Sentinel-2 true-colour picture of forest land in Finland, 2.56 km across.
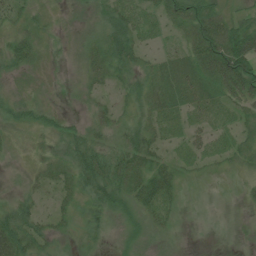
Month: July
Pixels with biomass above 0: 71%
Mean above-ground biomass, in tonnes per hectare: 23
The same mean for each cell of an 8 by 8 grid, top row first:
23 10 11 28 24 34 54 20
38 7 14 38 22 17 64 69
12 3 9 23 21 52 43 68
21 19 5 19 16 32 30 24
8 10 35 26 40 17 27 24
4 18 33 50 51 25 6 9
25 8 10 26 35 17 0 3
55 21 10 5 12 5 0 3
